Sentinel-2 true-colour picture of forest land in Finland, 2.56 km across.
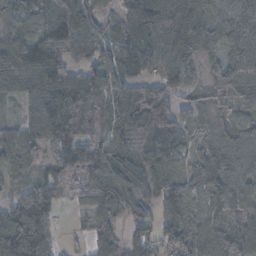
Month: November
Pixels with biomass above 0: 90%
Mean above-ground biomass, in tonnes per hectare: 75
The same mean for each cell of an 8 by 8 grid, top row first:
78 107 92 27 120 112 72 83
90 128 121 62 77 92 58 94
91 115 97 69 58 98 45 87
17 89 107 80 109 83 41 53
69 58 89 86 46 63 41 71
48 50 65 82 74 65 77 67
60 68 27 77 44 117 72 72
122 67 11 62 57 102 92 65
